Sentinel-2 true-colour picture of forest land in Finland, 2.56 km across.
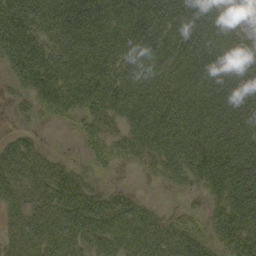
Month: September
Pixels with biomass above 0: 88%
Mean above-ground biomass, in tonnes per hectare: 74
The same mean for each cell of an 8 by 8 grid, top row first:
112 96 129 95 102 107 101 25
121 91 112 90 93 79 103 82
55 108 95 84 73 74 80 94
20 37 56 59 76 94 79 95
54 9 17 42 65 82 90 108
77 77 46 9 14 52 88 112
54 76 98 77 43 14 39 103
47 71 75 78 85 86 66 95
